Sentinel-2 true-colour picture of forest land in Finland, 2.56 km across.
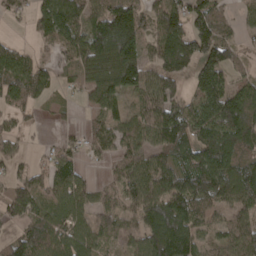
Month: April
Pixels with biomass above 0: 75%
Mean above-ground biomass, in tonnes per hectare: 88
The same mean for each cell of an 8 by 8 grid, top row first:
30 134 107 176 89 119 120 33
55 35 107 184 85 140 133 51
127 60 40 107 82 72 120 51
58 11 16 69 67 100 132 195
45 17 35 63 68 113 131 154
50 75 62 34 97 104 157 151
75 54 78 81 102 129 79 82
72 100 102 47 99 164 43 95
